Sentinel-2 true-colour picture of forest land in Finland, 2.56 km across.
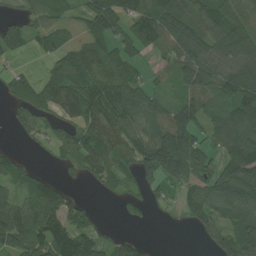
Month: July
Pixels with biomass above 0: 72%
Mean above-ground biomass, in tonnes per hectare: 85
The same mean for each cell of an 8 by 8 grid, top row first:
25 69 40 104 97 132 95 87
43 58 68 76 65 107 114 129
57 70 95 110 44 79 123 159
41 59 105 125 102 112 114 122
13 31 87 110 114 199 65 126
70 31 40 73 83 125 94 111
88 122 62 3 41 26 119 139
117 156 111 26 14 0 59 155
